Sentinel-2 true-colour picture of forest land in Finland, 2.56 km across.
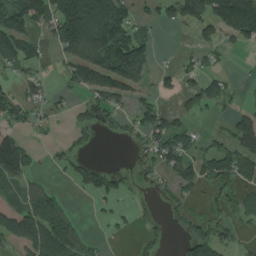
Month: August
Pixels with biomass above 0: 52%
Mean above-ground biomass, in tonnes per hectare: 64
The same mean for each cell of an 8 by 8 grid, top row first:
116 104 222 166 31 79 125 228
108 30 153 166 85 5 43 26
34 19 96 140 67 39 60 6
65 37 26 53 74 48 28 46
99 16 29 2 52 97 26 83
75 9 56 48 24 69 67 68
63 101 3 22 10 37 27 38
75 153 50 9 35 14 92 18
